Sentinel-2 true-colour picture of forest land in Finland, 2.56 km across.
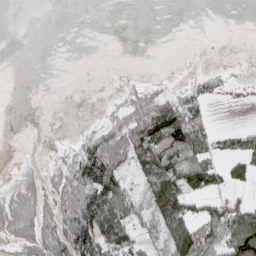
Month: April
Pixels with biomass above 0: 42%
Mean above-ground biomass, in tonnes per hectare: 31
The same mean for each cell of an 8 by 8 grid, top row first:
0 0 0 0 0 0 0 0
0 0 0 0 0 0 0 0
0 0 0 0 5 3 28 9
0 0 0 17 52 78 27 1
0 1 33 88 88 66 45 35
8 20 75 79 38 58 53 33
58 40 100 85 22 74 31 35
41 68 118 85 18 69 66 137
